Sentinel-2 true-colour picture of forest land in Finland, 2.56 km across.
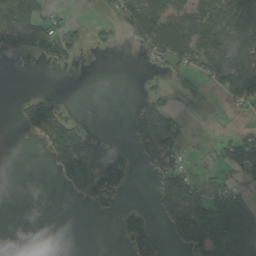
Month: August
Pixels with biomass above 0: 40%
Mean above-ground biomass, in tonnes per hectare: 40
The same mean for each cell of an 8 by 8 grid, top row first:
47 34 2 10 97 50 61 86
35 54 32 15 35 87 73 71
0 0 0 0 5 13 40 90
15 85 0 0 45 22 2 10
0 67 111 25 50 39 4 68
0 3 118 109 4 59 11 22
0 0 7 20 20 95 81 93
0 0 0 2 78 37 148 148
